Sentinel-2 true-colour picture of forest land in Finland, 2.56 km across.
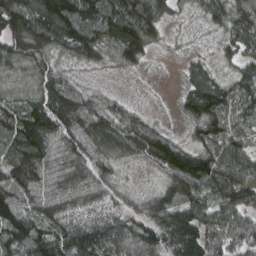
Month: March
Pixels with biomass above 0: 94%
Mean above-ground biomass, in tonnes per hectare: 84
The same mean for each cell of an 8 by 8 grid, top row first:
143 133 125 127 147 37 67 95
124 112 106 97 107 13 23 75
69 92 37 16 8 10 73 78
85 113 98 72 33 21 106 82
115 92 104 104 105 64 82 72
100 83 99 55 13 88 114 97
104 87 72 61 65 115 91 91
116 102 111 100 96 98 87 69
